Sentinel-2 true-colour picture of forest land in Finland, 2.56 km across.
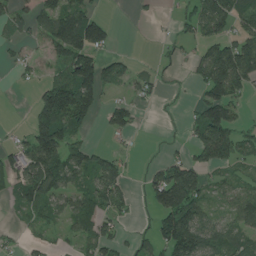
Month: June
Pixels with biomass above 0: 55%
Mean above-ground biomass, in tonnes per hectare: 63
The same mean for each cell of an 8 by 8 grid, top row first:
49 76 121 12 8 23 126 74
23 52 129 33 0 15 62 112
8 47 137 75 33 6 116 97
0 136 133 65 11 3 121 31
35 145 65 14 1 11 120 67
69 123 81 103 22 134 44 35
30 56 64 64 8 173 60 75
14 24 41 57 27 153 102 66
